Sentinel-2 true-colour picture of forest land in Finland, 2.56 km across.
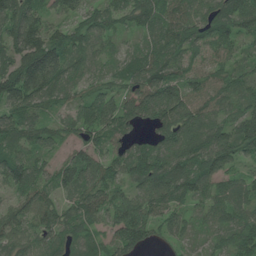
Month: June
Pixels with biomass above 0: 93%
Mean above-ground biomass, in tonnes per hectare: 77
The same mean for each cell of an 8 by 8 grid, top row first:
109 55 51 57 81 78 86 107
90 124 72 31 50 83 73 47
123 119 49 43 108 84 77 52
87 42 50 83 92 124 75 62
86 63 65 67 52 98 113 103
85 58 98 64 95 112 92 48
68 69 87 85 102 77 55 69
77 69 69 69 80 43 27 86
